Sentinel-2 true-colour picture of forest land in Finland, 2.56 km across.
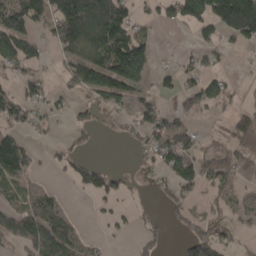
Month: April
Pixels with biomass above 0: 52%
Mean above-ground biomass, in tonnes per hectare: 64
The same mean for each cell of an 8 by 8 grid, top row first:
116 104 222 166 31 79 125 228
108 30 153 166 85 5 43 26
34 19 96 140 67 39 60 6
65 37 26 53 74 48 28 46
99 16 29 2 52 97 26 83
75 9 56 48 24 69 67 68
63 101 3 22 10 37 27 38
75 153 50 9 35 14 92 18
